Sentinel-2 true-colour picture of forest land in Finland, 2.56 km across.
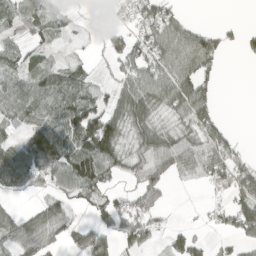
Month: April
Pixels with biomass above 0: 64%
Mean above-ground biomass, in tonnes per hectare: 52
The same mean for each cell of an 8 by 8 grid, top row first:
58 40 12 18 58 37 0 0
48 31 6 42 60 78 68 28
54 67 54 26 74 88 39 0
67 76 114 57 72 46 51 0
43 95 108 105 63 62 69 22
85 70 126 46 68 44 69 61
19 55 25 54 75 3 18 79
72 58 49 52 58 32 21 43
